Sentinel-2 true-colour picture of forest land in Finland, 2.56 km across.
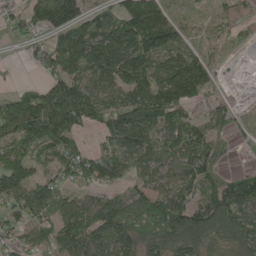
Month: May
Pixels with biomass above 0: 81%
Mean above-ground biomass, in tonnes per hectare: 100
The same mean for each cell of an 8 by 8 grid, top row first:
58 147 119 97 197 56 27 38
16 111 172 190 128 93 27 14
13 65 99 112 109 191 77 1
147 205 152 92 161 128 62 16
109 149 49 68 102 97 110 14
152 62 111 103 67 71 101 63
100 121 93 129 116 135 121 129
63 80 146 156 114 143 94 102
